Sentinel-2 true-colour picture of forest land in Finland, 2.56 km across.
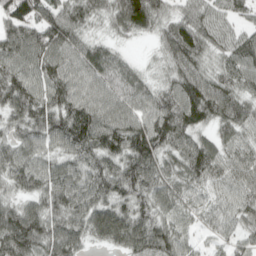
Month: April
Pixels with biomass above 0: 95%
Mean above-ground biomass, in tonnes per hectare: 80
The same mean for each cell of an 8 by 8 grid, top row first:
90 76 72 72 116 59 66 47
87 99 70 38 5 118 70 91
100 90 82 86 49 83 96 87
78 90 119 87 82 120 109 100
61 63 99 98 124 85 66 64
77 83 79 88 113 70 77 70
65 76 92 81 67 52 46 64
129 90 60 68 113 72 23 44
